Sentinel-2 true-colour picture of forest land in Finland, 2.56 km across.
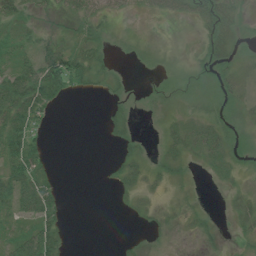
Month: July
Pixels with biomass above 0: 48%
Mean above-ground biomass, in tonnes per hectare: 18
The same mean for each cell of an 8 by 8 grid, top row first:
27 10 25 13 11 26 46 19
36 27 25 7 2 0 24 14
62 71 28 11 1 9 19 24
59 21 0 10 4 7 14 15
49 10 0 9 6 24 35 19
53 20 0 8 15 9 6 7
37 37 0 2 11 9 3 15
33 42 0 1 8 2 7 7
